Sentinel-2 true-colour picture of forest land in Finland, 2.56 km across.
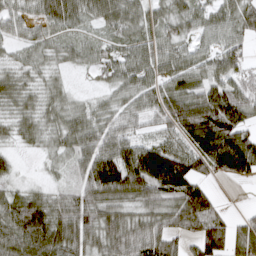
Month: March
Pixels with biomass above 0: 89%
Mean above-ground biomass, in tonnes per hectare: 67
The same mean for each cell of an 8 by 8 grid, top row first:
50 69 60 65 57 67 56 75
37 49 48 45 66 59 43 52
46 36 7 48 65 75 71 57
47 52 47 50 58 98 129 104
29 38 67 82 67 65 101 123
25 16 53 127 160 150 53 69
76 74 73 74 66 88 86 6
83 99 80 86 90 54 100 73
